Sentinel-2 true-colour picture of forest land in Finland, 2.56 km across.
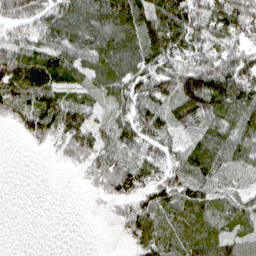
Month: April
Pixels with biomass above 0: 78%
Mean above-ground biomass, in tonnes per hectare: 70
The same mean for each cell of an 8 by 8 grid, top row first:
96 99 122 118 112 132 89 107
73 86 97 120 113 108 78 67
106 92 57 85 110 114 138 147
58 82 74 47 110 80 115 82
2 34 84 73 79 50 59 75
0 0 12 92 85 67 69 49
0 0 0 17 70 60 57 56
0 0 0 2 61 63 76 60
